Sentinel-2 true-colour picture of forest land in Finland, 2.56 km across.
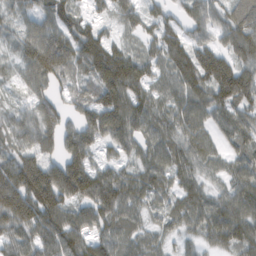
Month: February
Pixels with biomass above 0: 91%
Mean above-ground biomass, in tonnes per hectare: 78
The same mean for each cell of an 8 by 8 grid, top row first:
41 77 50 41 59 46 77 99
50 140 76 41 41 90 84 105
32 84 63 60 72 77 115 134
43 75 70 117 85 68 73 77
71 70 117 70 66 71 51 65
143 147 163 80 72 68 42 71
139 134 73 92 51 57 69 82
70 91 84 75 52 29 45 92
